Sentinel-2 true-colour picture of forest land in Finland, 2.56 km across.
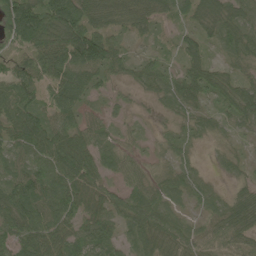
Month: June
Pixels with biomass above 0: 92%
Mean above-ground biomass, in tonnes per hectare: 62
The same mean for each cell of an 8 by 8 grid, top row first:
149 126 127 75 73 38 62 58
58 111 141 72 20 27 41 66
78 66 78 38 50 53 72 47
77 49 49 21 7 40 35 64
64 81 70 40 18 33 15 18
71 75 92 37 48 56 18 24
93 80 68 63 113 43 40 86
63 78 72 48 80 94 70 65
